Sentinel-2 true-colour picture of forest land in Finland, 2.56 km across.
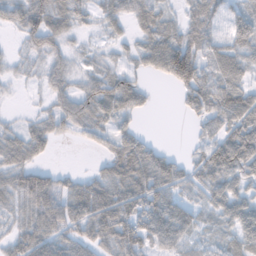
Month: November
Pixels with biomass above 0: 77%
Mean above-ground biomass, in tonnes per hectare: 53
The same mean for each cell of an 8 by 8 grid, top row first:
51 87 41 28 53 27 75 54
11 51 13 17 45 106 55 56
15 38 28 58 20 74 62 59
6 32 64 60 20 8 74 103
55 38 11 40 52 2 59 114
60 55 29 63 100 65 59 59
41 90 80 108 90 69 32 61
50 76 55 71 78 57 19 57
